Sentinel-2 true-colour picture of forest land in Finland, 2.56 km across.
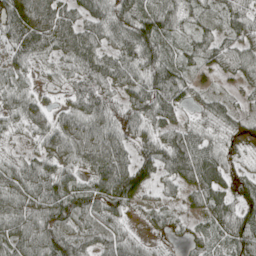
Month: April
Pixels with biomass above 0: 91%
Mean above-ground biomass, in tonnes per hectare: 61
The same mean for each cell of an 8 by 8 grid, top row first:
99 100 65 72 80 57 40 61
57 69 91 52 89 43 63 59
39 22 57 67 72 72 24 41
52 40 68 59 72 48 44 36
20 55 97 83 60 86 56 37
69 73 45 106 78 63 83 46
74 80 72 67 34 26 67 66
76 82 59 57 25 13 42 79
